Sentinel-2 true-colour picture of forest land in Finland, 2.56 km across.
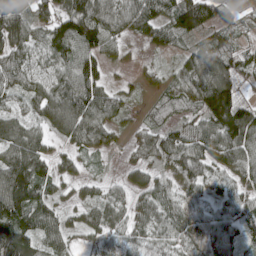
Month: May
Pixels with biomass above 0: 88%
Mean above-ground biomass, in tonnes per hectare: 80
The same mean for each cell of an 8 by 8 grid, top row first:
124 82 141 111 123 118 97 48
94 84 110 58 30 41 71 72
76 69 121 28 27 61 129 77
48 87 137 73 31 71 130 135
99 55 81 46 71 103 102 110
125 82 43 20 54 80 67 69
144 81 51 72 63 81 53 72
142 83 31 62 70 78 99 56
